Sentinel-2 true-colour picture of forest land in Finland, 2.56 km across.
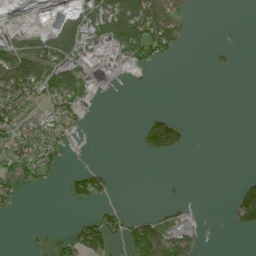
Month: July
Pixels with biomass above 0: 35%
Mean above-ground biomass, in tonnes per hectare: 41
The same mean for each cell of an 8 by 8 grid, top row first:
14 36 102 149 142 67 0 0
83 114 117 144 119 41 4 3
133 115 110 68 9 0 0 0
70 38 49 0 9 6 0 0
61 66 5 0 51 69 0 0
35 23 52 22 0 0 0 10
12 0 10 19 0 18 0 95
0 10 85 50 126 78 6 0
